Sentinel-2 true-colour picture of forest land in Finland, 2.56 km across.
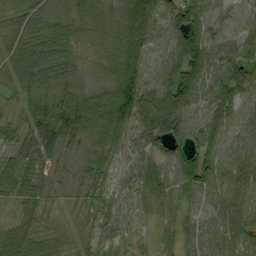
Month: September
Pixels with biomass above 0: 95%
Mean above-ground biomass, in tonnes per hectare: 61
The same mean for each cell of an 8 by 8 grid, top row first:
40 54 60 56 97 77 71 35
51 77 34 46 78 86 97 63
53 70 40 53 86 90 95 85
29 71 93 100 93 87 73 62
50 71 35 57 65 71 70 70
65 20 12 28 79 81 95 93
29 18 17 42 38 51 73 94
55 34 13 35 20 45 77 83
